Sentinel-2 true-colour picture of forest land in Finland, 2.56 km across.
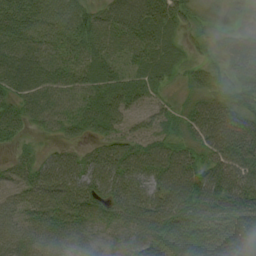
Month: August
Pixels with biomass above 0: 94%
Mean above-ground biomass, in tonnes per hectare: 53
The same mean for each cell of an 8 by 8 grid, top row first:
60 49 47 66 89 47 14 16
68 49 47 43 53 30 20 62
79 63 44 50 42 23 36 39
55 59 61 62 30 26 71 49
28 13 27 53 55 48 68 77
43 67 68 80 71 88 68 64
35 58 67 67 73 80 63 58
52 48 44 40 70 70 48 40
